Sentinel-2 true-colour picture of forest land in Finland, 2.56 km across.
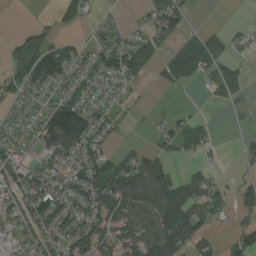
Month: August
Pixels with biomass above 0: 63%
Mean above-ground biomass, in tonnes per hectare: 63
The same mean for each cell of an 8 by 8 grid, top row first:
0 13 55 21 38 88 0 1
41 88 53 96 74 37 130 37
71 108 74 78 24 56 33 43
54 101 137 46 9 19 3 9
75 101 131 31 17 39 37 13
74 93 85 98 98 61 39 19
87 103 84 115 99 113 78 42
66 73 106 94 101 116 61 68
